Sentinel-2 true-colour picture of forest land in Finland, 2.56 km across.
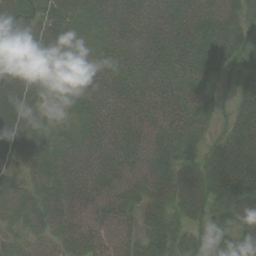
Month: August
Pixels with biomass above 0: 92%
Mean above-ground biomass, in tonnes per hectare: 51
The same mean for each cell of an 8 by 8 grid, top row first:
61 50 56 64 70 60 57 42
36 61 56 60 65 53 54 28
58 26 50 55 48 47 43 23
83 25 35 56 54 58 38 59
69 39 44 53 54 47 27 85
29 55 63 60 59 53 56 84
56 59 63 58 40 41 39 66
31 38 60 56 45 38 30 61
